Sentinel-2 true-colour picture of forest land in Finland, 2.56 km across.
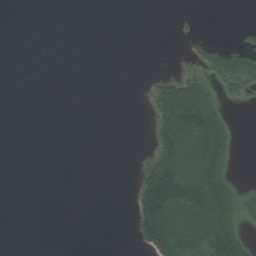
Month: August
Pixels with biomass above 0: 23%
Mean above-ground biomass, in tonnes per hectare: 31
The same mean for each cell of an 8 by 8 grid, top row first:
0 0 0 0 0 2 0 0
0 0 0 0 0 0 28 34
0 0 0 0 2 62 38 63
0 0 0 0 2 178 127 0
0 0 0 0 1 127 146 5
0 0 0 0 59 144 140 4
0 0 0 0 95 113 145 60
0 0 0 0 42 132 108 109
